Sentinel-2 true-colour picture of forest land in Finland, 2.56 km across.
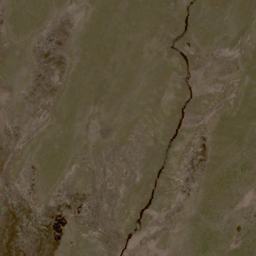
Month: May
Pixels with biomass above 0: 45%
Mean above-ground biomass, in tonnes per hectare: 6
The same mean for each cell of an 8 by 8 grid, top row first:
10 8 3 13 17 21 5 8
5 0 8 12 7 8 6 2
7 1 10 10 4 6 1 3
5 3 8 5 1 5 2 6
0 8 4 1 2 3 5 8
1 9 1 0 5 4 8 16
0 1 0 1 5 2 12 7
0 0 2 5 3 3 14 13
